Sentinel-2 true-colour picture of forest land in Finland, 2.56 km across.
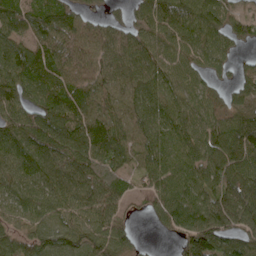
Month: May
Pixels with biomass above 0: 90%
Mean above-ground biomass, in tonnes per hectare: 80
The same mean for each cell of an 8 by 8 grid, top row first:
93 94 56 28 65 118 96 55
82 98 98 95 82 67 74 29
95 88 86 84 106 59 40 51
82 99 90 86 96 67 53 73
103 95 91 110 93 74 91 102
77 90 113 98 65 80 87 87
61 62 78 82 23 80 109 109
62 76 71 102 12 40 139 71
